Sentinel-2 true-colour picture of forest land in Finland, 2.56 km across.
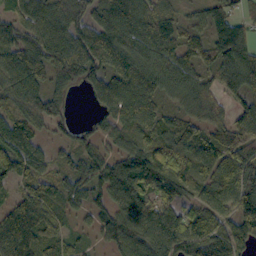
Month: October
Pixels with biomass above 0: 90%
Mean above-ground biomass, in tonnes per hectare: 88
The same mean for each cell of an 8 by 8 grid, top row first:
59 79 77 120 99 60 76 58
104 100 125 109 107 94 80 116
119 95 87 108 116 104 54 128
73 98 1 94 113 49 70 78
111 36 48 49 78 115 90 106
77 51 90 109 120 108 65 136
58 67 50 79 103 88 78 108
124 71 26 79 107 139 105 105
